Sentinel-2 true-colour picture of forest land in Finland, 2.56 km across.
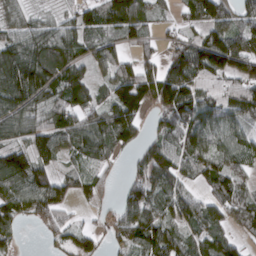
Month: March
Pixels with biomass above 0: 82%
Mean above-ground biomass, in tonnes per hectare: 91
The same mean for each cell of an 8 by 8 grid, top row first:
53 31 69 114 85 37 127 78
109 137 91 70 52 71 166 121
180 153 106 92 133 170 96 95
131 102 94 115 72 146 106 93
82 104 96 96 60 99 105 76
142 76 55 25 74 108 87 78
92 116 23 42 123 104 72 93
38 27 64 51 116 89 81 42
